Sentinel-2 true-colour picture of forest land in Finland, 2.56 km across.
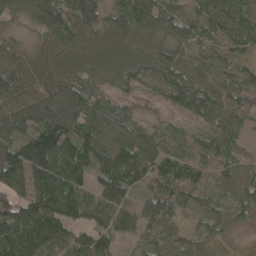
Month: April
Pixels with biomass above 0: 94%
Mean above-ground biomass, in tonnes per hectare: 70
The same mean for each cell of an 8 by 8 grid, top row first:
37 89 119 80 126 81 93 88
33 45 59 48 52 68 57 71
74 57 64 54 72 97 68 62
45 83 86 73 25 43 75 60
82 137 89 51 57 50 63 34
87 109 83 112 71 73 44 65
80 112 83 94 67 61 54 49
106 73 66 58 61 72 47 2
